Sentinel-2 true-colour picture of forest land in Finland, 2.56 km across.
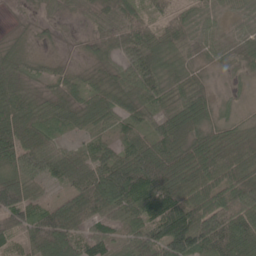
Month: May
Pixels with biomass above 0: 92%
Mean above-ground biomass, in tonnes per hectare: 60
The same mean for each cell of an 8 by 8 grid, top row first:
3 14 16 54 54 44 37 25
23 9 14 45 102 45 35 31
45 35 37 51 99 49 21 17
82 48 51 65 54 60 49 24
90 62 31 47 69 79 81 51
57 47 63 117 127 84 68 74
104 50 92 93 76 113 91 94
49 95 62 45 67 138 104 85
